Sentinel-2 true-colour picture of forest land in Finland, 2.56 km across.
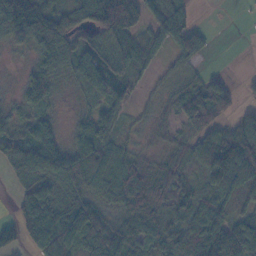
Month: November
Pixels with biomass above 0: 80%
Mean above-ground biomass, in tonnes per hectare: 67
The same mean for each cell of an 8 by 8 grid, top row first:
139 143 89 168 73 91 0 1
32 107 71 89 82 56 24 0
10 72 60 77 28 22 52 12
32 42 24 61 10 53 122 39
84 85 57 60 8 42 82 104
44 87 95 111 69 67 72 84
39 91 70 43 94 64 81 47
41 109 91 85 86 71 118 132
